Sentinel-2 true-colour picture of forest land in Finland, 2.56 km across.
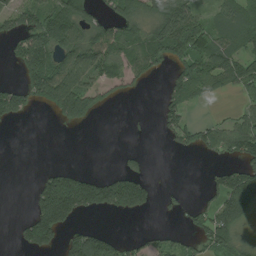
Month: July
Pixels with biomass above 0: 50%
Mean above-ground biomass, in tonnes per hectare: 67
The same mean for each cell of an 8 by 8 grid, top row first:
80 98 102 65 80 133 41 74
64 125 129 115 85 115 104 73
28 168 117 65 28 66 103 112
86 39 105 9 2 59 4 34
0 0 0 0 1 33 67 120
0 58 77 57 54 0 27 129
0 180 142 102 76 24 65 120
19 108 90 57 36 32 68 57
